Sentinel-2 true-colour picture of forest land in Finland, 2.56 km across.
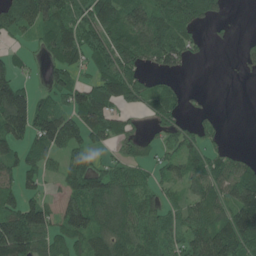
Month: June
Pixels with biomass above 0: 68%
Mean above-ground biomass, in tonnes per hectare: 70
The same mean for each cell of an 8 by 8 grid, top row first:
95 111 83 111 98 103 68 0
15 68 119 106 93 104 10 9
64 38 35 116 51 20 0 5
162 86 118 75 40 60 16 0
73 84 64 42 34 55 47 2
74 34 106 70 33 50 77 85
89 74 104 109 70 42 82 145
161 64 64 104 82 52 110 137
